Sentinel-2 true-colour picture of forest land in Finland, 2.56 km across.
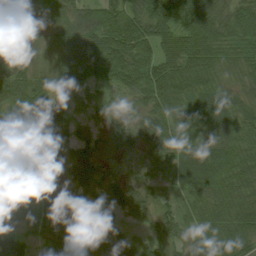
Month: August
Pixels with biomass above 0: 91%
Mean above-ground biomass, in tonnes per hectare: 56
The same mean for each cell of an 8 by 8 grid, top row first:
10 27 54 72 70 76 76 66
26 26 75 87 81 81 73 50
79 45 60 67 90 80 48 33
86 59 14 39 57 70 77 47
56 53 42 31 47 59 83 65
64 43 60 23 29 55 103 68
74 68 22 41 43 36 64 67
53 41 50 37 28 45 57 53
